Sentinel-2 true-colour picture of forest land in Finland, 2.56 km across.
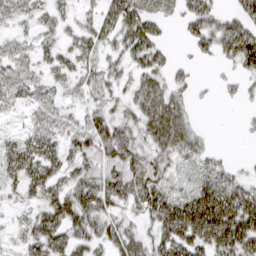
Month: March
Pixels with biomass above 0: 76%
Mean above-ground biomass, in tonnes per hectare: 41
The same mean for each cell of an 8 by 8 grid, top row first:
28 31 24 47 62 33 55 58
30 29 43 32 59 9 37 80
57 33 37 32 39 32 5 31
20 43 28 33 50 51 1 7
35 49 45 78 38 54 21 2
39 52 38 45 63 22 50 22
13 49 63 39 48 61 83 71
15 61 41 46 37 60 65 76
